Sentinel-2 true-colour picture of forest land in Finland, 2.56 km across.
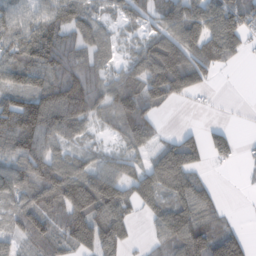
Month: February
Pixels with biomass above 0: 76%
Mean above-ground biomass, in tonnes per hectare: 88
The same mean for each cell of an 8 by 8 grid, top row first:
93 100 84 38 52 131 149 129
117 139 77 43 79 81 124 64
102 118 91 63 138 168 35 0
128 144 77 79 101 8 14 6
116 103 49 27 79 103 86 32
125 140 126 96 118 194 27 5
80 94 153 121 63 120 85 2
53 100 101 120 23 108 146 91
